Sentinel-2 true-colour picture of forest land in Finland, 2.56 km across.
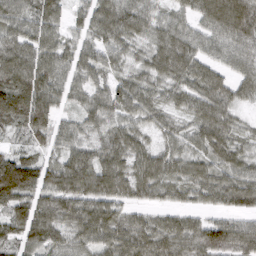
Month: March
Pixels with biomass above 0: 93%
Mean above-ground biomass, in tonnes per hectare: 80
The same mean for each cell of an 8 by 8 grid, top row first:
87 88 43 101 77 54 89 116
91 83 64 70 59 102 59 75
127 99 61 54 66 77 84 59
155 113 52 74 72 53 90 43
29 57 61 75 54 62 80 57
200 89 116 113 88 70 72 83
100 83 99 79 49 52 49 69
72 82 70 81 94 94 117 102
